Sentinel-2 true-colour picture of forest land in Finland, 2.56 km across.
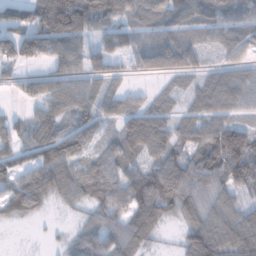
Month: January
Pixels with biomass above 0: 83%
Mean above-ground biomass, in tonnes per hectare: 73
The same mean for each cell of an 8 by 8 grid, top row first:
82 139 123 84 73 67 54 64
118 94 79 62 48 89 32 52
41 72 77 45 16 35 56 74
19 72 74 55 82 44 71 43
59 119 85 47 103 64 123 147
83 118 94 85 87 107 103 87
69 30 37 81 101 80 84 66
1 5 56 79 64 21 130 104
